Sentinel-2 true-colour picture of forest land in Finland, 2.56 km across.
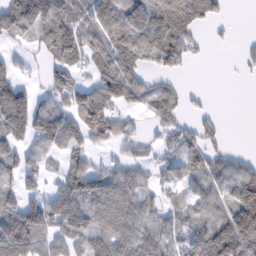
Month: February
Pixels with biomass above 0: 68%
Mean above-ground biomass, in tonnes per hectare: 70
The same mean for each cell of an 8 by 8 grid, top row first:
95 111 83 111 98 103 68 0
15 68 119 106 93 104 10 9
64 38 35 116 51 20 0 5
162 86 118 75 40 60 16 0
73 84 64 42 34 55 47 2
74 34 106 70 33 50 77 85
89 74 104 109 70 42 82 145
161 64 64 104 82 52 110 137
